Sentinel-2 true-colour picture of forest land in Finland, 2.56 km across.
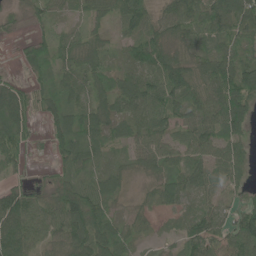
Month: June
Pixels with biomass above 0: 86%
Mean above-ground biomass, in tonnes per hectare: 55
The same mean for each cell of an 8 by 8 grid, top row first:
15 28 19 43 68 75 77 109
10 48 70 25 77 65 52 61
21 48 52 45 67 96 80 110
86 40 61 50 66 60 71 85
49 25 81 42 47 50 62 49
20 10 53 49 28 51 56 36
80 55 110 35 20 36 41 42
90 52 75 78 16 26 87 77
